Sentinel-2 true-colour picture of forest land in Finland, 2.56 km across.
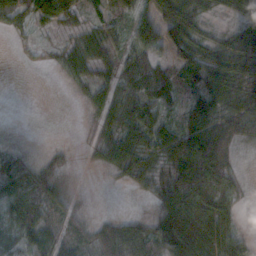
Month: October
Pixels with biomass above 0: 78%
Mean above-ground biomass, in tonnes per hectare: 41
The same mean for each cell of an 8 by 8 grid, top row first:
39 42 26 32 45 58 21 35
5 11 38 35 62 75 39 56
0 1 29 35 62 48 63 51
0 0 7 47 54 31 72 46
14 6 6 55 54 79 83 25
83 57 8 19 38 61 73 16
68 47 18 6 16 78 65 20
57 50 29 69 68 83 80 36
